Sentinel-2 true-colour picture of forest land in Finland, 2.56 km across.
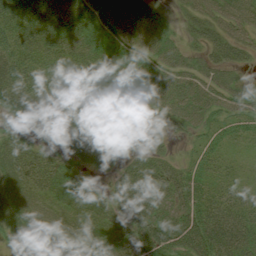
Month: July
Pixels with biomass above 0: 89%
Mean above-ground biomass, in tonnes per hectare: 44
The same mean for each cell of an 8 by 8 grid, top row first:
57 60 58 59 49 11 35 39
55 49 53 48 44 33 32 30
96 64 58 35 40 45 42 19
49 63 57 33 39 53 51 41
28 30 53 56 38 12 37 18
44 40 16 26 58 43 39 15
38 19 23 36 65 44 79 54
31 19 24 31 58 81 90 72
